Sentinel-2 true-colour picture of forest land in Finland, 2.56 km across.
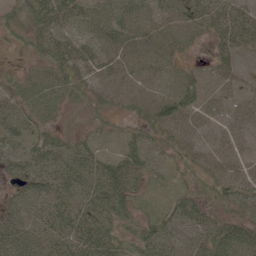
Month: June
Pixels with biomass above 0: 89%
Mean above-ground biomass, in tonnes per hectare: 46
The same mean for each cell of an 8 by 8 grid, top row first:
43 64 44 69 57 63 59 47
20 41 41 67 67 44 16 41
17 41 46 67 61 39 19 20
47 25 19 32 47 73 32 31
30 49 38 12 40 49 24 33
44 67 61 77 37 20 44 55
34 52 60 70 18 47 38 48
46 54 67 57 63 63 57 63
